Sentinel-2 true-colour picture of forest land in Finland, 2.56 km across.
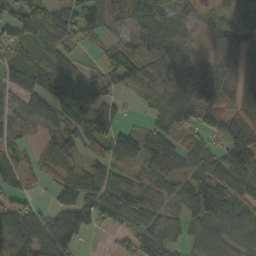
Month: October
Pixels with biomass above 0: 81%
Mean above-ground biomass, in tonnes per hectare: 73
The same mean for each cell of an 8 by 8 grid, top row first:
80 82 105 70 96 66 29 60
76 100 27 68 81 68 26 67
79 103 56 70 59 72 72 44
83 79 94 76 20 86 101 66
47 41 98 102 99 100 75 121
68 41 65 63 55 76 88 120
65 38 111 95 90 62 109 83
87 99 49 12 82 59 75 67
